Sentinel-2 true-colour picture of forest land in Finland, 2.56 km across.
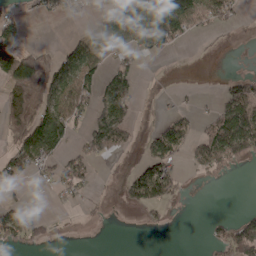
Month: April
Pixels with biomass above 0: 41%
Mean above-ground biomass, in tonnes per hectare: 50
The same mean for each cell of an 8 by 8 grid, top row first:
29 29 18 66 154 161 59 15
78 18 79 46 83 27 3 4
111 77 129 92 3 0 0 43
85 87 58 129 6 25 19 113
93 124 40 120 31 76 99 110
54 27 57 8 94 41 30 0
51 2 13 6 52 6 0 5
61 22 0 0 0 0 17 101
